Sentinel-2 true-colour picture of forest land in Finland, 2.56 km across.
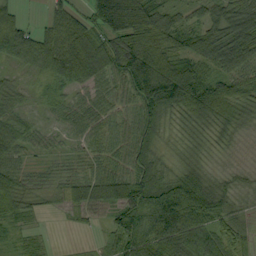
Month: September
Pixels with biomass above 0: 91%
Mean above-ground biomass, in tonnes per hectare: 61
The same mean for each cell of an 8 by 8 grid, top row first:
54 31 49 155 116 41 52 88
106 81 97 84 132 67 82 95
29 43 63 50 131 152 75 74
39 22 50 41 75 68 93 53
52 23 32 41 62 22 26 10
48 20 44 63 77 53 37 20
40 18 59 67 106 137 97 28
25 8 3 35 76 79 74 47
